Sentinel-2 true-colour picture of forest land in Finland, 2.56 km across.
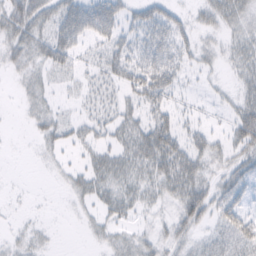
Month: February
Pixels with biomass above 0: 65%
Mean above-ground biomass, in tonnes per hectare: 26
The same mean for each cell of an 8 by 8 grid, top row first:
48 34 59 53 34 28 22 29
35 40 26 33 40 41 16 25
11 18 16 27 55 32 8 20
3 23 10 21 32 27 7 36
1 16 21 23 46 46 31 42
1 3 19 34 30 55 24 34
2 1 9 23 17 29 44 37
14 8 2 20 19 27 18 40
